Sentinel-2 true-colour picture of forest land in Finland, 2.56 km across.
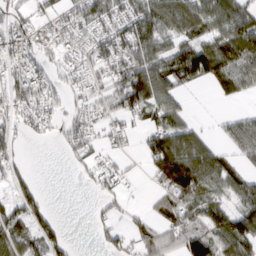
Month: March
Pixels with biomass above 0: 67%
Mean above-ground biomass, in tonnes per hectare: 58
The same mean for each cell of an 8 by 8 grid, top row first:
42 39 64 60 92 98 100 80
69 50 49 75 83 78 89 102
65 56 34 55 112 89 75 73
56 44 29 43 63 61 1 19
41 10 47 24 41 111 54 71
42 0 10 45 12 128 113 58
65 31 0 22 15 75 75 75
61 71 2 37 60 65 101 105
